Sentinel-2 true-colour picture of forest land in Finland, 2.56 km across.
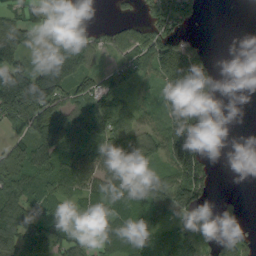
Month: September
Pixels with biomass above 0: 71%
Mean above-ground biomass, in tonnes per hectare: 84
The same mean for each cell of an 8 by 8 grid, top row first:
58 38 7 11 29 102 1 0
95 103 105 55 92 111 37 0
178 173 91 44 48 213 141 0
155 134 95 130 49 219 148 0
75 98 86 119 102 210 73 0
119 98 117 98 74 139 73 0
113 69 57 79 77 118 36 25
103 114 50 83 57 115 65 52
